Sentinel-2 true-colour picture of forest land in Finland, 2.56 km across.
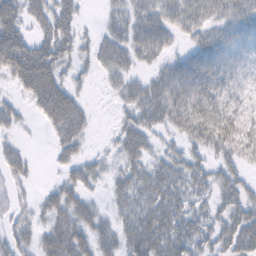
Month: February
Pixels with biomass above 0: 76%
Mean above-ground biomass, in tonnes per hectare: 43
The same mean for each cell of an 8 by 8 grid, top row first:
53 55 26 26 49 51 49 53
72 58 28 50 54 21 57 40
41 79 18 25 32 70 69 29
25 62 48 9 53 60 59 38
16 12 39 16 47 22 53 52
27 6 41 28 52 51 38 30
22 38 54 24 56 52 31 50
36 54 59 47 80 67 39 72
